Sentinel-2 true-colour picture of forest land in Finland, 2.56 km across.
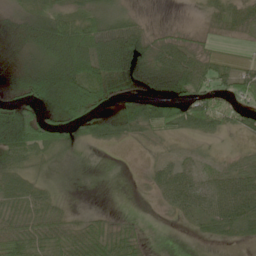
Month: May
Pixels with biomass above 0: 74%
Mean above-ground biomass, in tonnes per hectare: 39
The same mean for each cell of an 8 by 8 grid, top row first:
19 39 39 38 11 1 21 42
24 61 75 117 59 57 17 7
24 79 92 59 47 80 53 47
70 40 94 33 60 72 74 40
67 58 28 23 12 13 18 13
38 11 2 1 8 49 30 41
41 41 4 3 1 30 49 73
66 46 40 49 18 0 13 18
